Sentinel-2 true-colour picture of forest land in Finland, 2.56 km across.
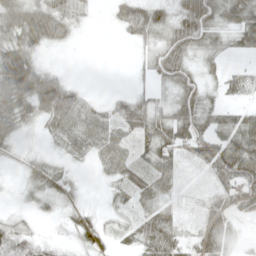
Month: May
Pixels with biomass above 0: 74%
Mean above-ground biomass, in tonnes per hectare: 38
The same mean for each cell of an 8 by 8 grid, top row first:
67 77 32 21 66 50 72 63
64 27 2 0 28 68 36 29
91 63 6 0 15 58 22 35
60 59 39 30 55 53 45 31
22 11 23 47 36 58 62 71
6 44 5 33 49 36 24 81
10 18 26 20 38 23 37 53
55 18 28 17 45 39 48 10
